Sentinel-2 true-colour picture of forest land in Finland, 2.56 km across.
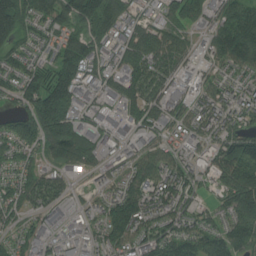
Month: July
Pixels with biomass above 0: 88%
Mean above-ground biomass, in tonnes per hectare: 105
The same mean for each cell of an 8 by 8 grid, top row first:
204 132 170 121 52 103 94 134
89 65 130 96 161 106 67 162
100 139 137 91 144 83 57 64
86 208 98 61 140 92 88 86
109 139 196 70 67 64 88 118
73 72 41 51 107 113 77 172
79 94 41 131 160 98 44 163
71 75 63 133 111 134 106 110
